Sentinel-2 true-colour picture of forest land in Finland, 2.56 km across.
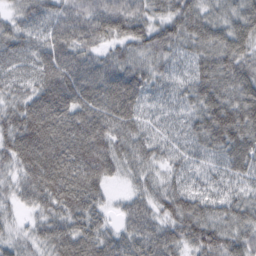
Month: February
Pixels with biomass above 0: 97%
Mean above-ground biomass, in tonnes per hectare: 75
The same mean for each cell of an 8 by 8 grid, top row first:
43 79 90 106 72 74 58 73
79 87 82 53 72 67 75 79
69 95 97 87 74 61 87 86
75 108 92 87 57 51 87 102
103 114 104 80 65 55 78 92
59 119 99 47 45 44 52 68
31 70 88 25 60 83 72 68
37 68 88 59 80 68 89 71
